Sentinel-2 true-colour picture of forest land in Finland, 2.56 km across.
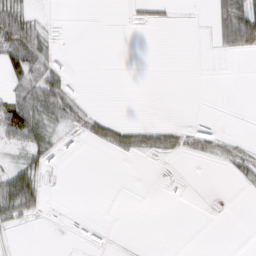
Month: March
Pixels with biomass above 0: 28%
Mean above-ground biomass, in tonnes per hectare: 12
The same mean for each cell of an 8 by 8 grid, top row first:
43 5 0 0 11 3 10 79
49 23 0 0 0 0 3 41
31 27 1 0 0 0 0 0
58 36 25 3 0 0 0 0
30 28 5 34 28 23 23 14
48 10 0 0 0 1 0 15
53 7 0 0 0 0 1 0
3 1 1 2 0 0 0 0
